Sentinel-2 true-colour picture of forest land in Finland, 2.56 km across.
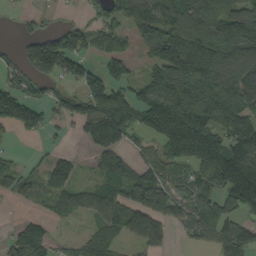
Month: September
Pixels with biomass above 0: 69%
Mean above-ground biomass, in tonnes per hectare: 90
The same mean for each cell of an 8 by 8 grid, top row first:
16 18 17 70 137 131 132 105
27 140 81 77 77 184 175 115
62 79 75 88 42 160 151 132
117 52 81 173 22 124 142 134
8 16 20 104 37 165 177 159
70 84 31 83 103 67 103 172
7 28 63 106 170 82 114 111
75 74 45 77 92 14 51 142
